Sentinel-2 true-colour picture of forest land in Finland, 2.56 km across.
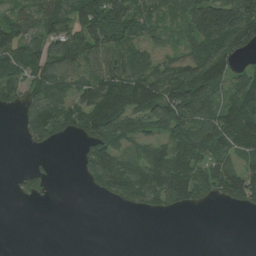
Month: July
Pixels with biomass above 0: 65%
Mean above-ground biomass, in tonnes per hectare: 72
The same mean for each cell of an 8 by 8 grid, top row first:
54 87 142 156 64 57 169 157
110 80 109 79 52 37 117 92
92 101 65 100 114 104 149 72
34 107 92 154 115 121 87 129
3 45 37 103 57 111 120 117
14 28 19 122 112 142 94 114
2 3 0 13 51 46 19 41
0 0 0 0 0 0 0 0
